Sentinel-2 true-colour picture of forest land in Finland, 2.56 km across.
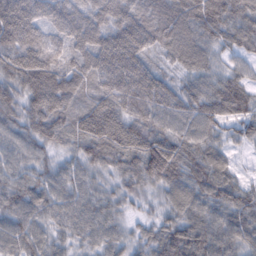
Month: February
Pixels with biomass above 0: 99%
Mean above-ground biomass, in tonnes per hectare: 94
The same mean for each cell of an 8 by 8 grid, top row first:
224 124 123 132 98 108 119 102
177 125 120 178 134 95 75 67
114 167 109 141 147 55 69 62
84 132 95 127 92 92 95 82
66 70 80 128 125 96 71 44
65 60 60 55 109 85 83 36
77 73 80 63 28 73 83 99
81 56 46 59 52 109 94 78
